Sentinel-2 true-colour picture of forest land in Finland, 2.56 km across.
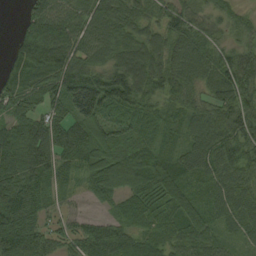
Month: August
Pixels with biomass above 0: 93%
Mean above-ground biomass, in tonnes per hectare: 79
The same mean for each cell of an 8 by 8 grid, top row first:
7 109 64 91 66 75 47 38
64 153 78 73 97 79 66 53
68 96 135 109 105 90 62 88
91 70 98 66 66 51 71 93
134 124 92 80 58 38 91 92
131 81 49 117 111 87 64 80
141 49 15 34 69 87 62 76
120 65 66 104 65 62 72 35
